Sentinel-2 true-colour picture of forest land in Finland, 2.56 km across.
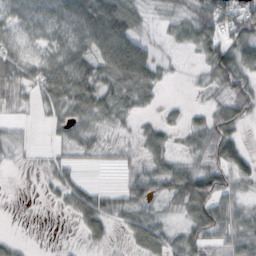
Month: October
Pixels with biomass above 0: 72%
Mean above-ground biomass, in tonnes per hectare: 39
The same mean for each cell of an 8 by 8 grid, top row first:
45 58 110 115 26 29 77 70
44 44 66 89 35 10 61 60
47 78 79 43 53 3 24 58
15 26 47 38 16 8 23 44
21 9 35 17 32 13 52 44
1 17 15 0 46 56 63 38
0 3 51 28 33 27 70 31
11 0 13 16 54 33 48 50
